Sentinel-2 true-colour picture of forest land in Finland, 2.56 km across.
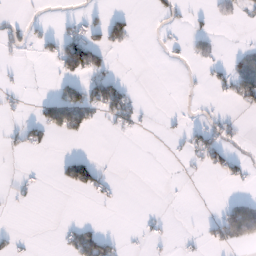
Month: January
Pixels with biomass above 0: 19%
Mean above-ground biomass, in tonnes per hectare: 18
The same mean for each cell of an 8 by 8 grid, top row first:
5 2 14 25 0 17 11 16
15 20 105 27 0 7 19 6
4 1 51 48 0 0 14 54
9 55 78 53 10 3 9 11
18 16 3 0 0 5 54 12
5 1 72 10 0 1 9 22
3 0 0 4 1 0 0 65
12 0 49 20 9 6 20 56
